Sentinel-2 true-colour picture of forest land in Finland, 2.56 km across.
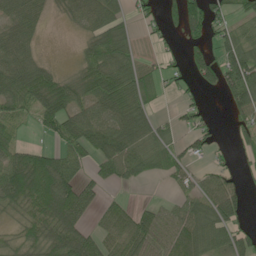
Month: June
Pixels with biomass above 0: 66%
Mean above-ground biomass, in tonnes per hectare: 55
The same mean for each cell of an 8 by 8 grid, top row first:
60 21 62 57 27 54 93 35
68 2 23 88 8 18 56 70
86 66 48 89 58 34 54 92
43 74 65 77 52 19 19 45
40 19 62 95 70 38 36 31
116 132 50 55 38 44 39 29
47 101 90 36 26 43 72 52
31 65 84 53 73 65 62 59
